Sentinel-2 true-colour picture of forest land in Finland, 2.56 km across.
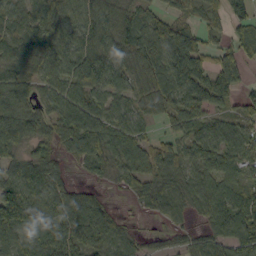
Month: October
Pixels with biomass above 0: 85%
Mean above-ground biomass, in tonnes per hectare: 64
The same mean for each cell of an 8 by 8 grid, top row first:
51 96 76 75 49 42 56 45
50 80 77 81 76 107 57 57
68 62 90 87 62 93 74 46
63 44 84 61 45 64 56 35
49 40 72 69 56 46 67 76
69 71 12 28 62 60 67 46
178 88 93 23 24 47 68 95
72 92 79 66 21 29 57 79
